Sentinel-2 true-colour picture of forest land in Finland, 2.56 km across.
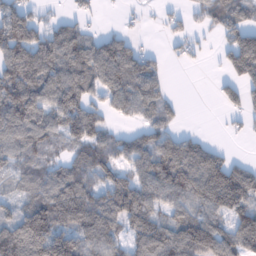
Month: January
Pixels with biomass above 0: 73%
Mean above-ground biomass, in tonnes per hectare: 87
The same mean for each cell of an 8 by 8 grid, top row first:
117 26 35 1 16 32 51 72
143 128 108 110 43 31 11 126
132 142 131 111 124 1 3 73
140 116 95 48 72 31 0 40
90 66 58 70 88 104 48 4
59 72 92 68 101 149 156 123
58 135 142 127 116 76 114 117
161 169 101 84 121 127 155 124
